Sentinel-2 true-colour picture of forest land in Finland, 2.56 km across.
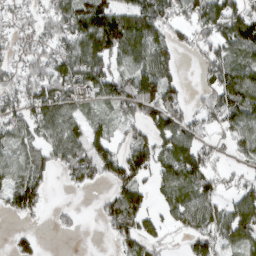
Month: March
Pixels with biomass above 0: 72%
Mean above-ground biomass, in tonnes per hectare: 67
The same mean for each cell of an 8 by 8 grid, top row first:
34 57 103 112 111 60 100 94
41 55 86 93 91 49 57 97
54 100 81 92 107 43 48 112
65 87 42 36 82 81 62 95
55 81 80 60 77 104 31 46
64 46 65 63 66 93 62 25
70 23 10 71 63 73 86 99
36 2 4 26 69 13 81 88
